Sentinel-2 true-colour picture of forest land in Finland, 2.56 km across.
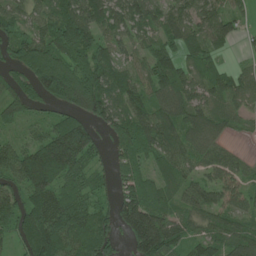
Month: June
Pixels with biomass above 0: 84%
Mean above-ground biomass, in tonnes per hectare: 93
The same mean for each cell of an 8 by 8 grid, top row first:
58 69 122 102 95 85 94 53
75 109 116 74 70 86 89 18
42 149 118 100 74 122 87 67
65 30 82 101 106 124 104 53
48 135 165 48 104 107 88 12
108 174 95 50 76 74 63 82
98 142 124 74 174 74 104 78
62 165 119 78 200 114 90 120
